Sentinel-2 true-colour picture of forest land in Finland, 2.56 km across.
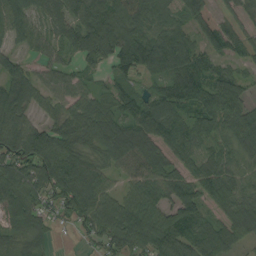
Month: August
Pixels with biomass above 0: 88%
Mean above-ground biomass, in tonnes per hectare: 88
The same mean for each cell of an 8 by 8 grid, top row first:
99 70 101 119 88 57 92 33
48 56 90 102 131 142 64 42
98 56 53 64 58 125 83 69
109 43 81 104 115 99 103 92
132 137 72 106 111 97 63 70
112 122 132 55 89 84 83 69
108 60 112 113 114 111 65 77
59 38 21 103 118 137 110 70
